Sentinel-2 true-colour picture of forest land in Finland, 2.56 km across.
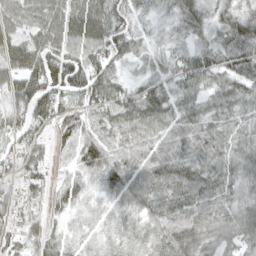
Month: April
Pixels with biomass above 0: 94%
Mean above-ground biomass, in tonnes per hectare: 56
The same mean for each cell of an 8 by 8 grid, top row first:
64 73 82 63 28 48 40 59
74 72 64 72 29 36 57 78
67 87 83 65 39 52 58 69
72 60 48 62 80 57 54 54
65 40 55 57 61 61 66 52
65 37 35 61 63 80 63 53
54 40 26 30 44 63 60 52
43 46 20 24 31 73 55 56
